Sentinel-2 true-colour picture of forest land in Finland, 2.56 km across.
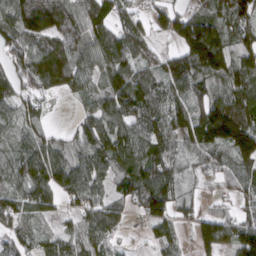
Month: March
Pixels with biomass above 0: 86%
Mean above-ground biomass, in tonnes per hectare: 97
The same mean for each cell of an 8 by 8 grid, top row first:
130 162 79 91 50 98 96 112
105 127 85 141 92 69 208 113
105 135 83 111 98 107 109 140
79 34 41 121 123 88 160 184
65 84 79 125 109 79 115 155
90 132 113 84 148 91 51 71
100 75 76 80 104 89 35 56
69 56 75 43 21 53 106 119
